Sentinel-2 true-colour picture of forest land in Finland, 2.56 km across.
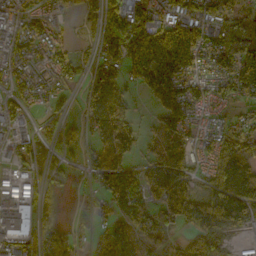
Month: October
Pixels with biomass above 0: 77%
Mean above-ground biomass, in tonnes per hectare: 72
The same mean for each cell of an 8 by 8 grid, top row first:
52 53 45 113 93 83 98 120
71 78 24 91 159 160 82 166
39 43 50 94 85 97 54 105
33 37 45 102 9 98 29 36
51 39 66 96 56 91 50 114
41 49 16 95 55 96 33 105
118 53 22 69 81 101 103 90
82 88 50 85 56 22 66 10
